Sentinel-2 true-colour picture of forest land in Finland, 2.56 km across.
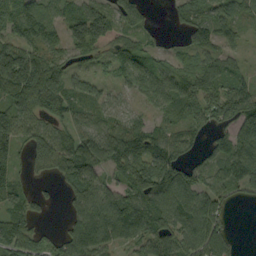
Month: September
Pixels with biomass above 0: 81%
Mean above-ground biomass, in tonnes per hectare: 77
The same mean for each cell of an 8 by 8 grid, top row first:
83 72 96 93 58 39 80 41
104 62 72 54 50 19 63 23
168 122 43 34 98 97 99 63
90 73 46 51 28 61 90 114
85 100 96 148 109 75 35 99
48 31 119 41 138 110 61 98
66 17 87 107 128 118 97 9
100 42 110 86 72 84 106 10
